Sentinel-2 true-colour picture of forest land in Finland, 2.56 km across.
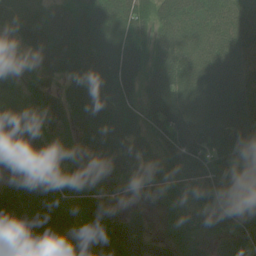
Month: July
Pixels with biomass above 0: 94%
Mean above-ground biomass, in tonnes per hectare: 62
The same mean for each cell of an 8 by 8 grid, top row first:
25 42 60 80 60 89 78 75
23 77 75 78 55 78 87 70
32 40 66 91 52 86 96 76
31 74 74 85 57 84 93 98
74 65 47 81 49 65 69 87
57 59 72 53 51 42 62 23
62 81 62 43 34 43 41 41
43 71 65 68 52 48 28 57
